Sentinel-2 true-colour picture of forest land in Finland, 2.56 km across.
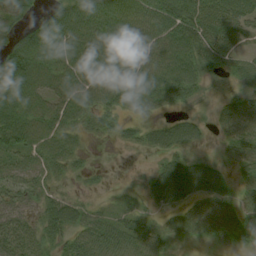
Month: August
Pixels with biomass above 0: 82%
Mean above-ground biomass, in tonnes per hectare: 51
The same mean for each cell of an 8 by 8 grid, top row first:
75 50 83 82 78 83 67 62
76 92 72 70 70 76 69 34
83 57 66 65 85 85 25 40
70 61 62 41 35 22 10 78
64 56 22 10 31 54 10 68
38 31 14 2 11 86 71 29
38 36 38 15 20 39 55 52
55 33 52 66 64 27 28 37
